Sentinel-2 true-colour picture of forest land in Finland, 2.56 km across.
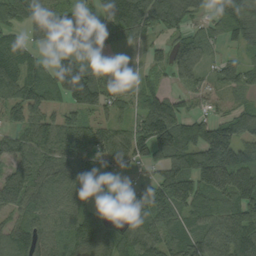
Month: September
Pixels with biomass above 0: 86%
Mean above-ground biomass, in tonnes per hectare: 102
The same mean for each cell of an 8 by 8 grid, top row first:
109 149 148 145 150 103 55 113
88 81 93 74 57 109 63 60
118 105 221 103 51 54 41 80
75 72 84 65 102 107 57 70
83 108 114 97 119 149 176 126
109 85 127 65 40 135 160 176
81 78 113 62 109 125 137 155
96 71 123 105 116 90 89 119
